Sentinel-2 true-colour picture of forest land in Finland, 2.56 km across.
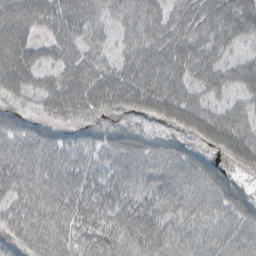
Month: October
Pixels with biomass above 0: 95%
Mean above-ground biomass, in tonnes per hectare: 50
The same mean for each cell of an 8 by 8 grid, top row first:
65 57 58 38 52 46 58 69
65 34 48 30 53 60 51 29
61 40 65 58 57 54 52 48
39 38 52 50 53 66 53 44
48 47 41 54 50 42 46 79
48 43 46 43 46 55 72 30
40 48 52 54 53 44 49 62
47 48 47 53 58 47 46 50
